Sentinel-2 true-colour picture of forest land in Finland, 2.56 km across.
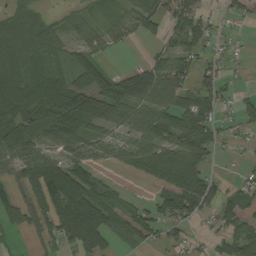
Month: August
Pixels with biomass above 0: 67%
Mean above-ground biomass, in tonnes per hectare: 55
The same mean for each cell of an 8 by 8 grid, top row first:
48 27 37 23 77 52 25 22
53 76 43 31 8 43 31 6
65 83 61 61 101 74 38 6
105 106 138 78 93 72 51 36
103 62 60 65 81 66 68 12
53 124 79 8 34 69 48 12
56 82 125 55 33 70 43 57
13 36 92 32 34 20 19 72
